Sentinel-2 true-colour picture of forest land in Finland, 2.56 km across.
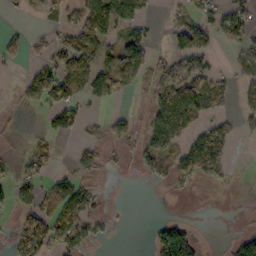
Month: October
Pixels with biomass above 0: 42%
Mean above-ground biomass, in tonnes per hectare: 51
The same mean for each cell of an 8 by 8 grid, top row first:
5 34 62 133 62 18 34 54
41 40 89 61 97 59 66 42
4 91 97 114 55 125 74 44
7 51 54 19 18 186 59 39
5 27 31 38 57 79 130 14
37 39 58 7 29 68 47 1
51 58 105 4 0 0 0 1
64 102 74 7 2 136 3 47
